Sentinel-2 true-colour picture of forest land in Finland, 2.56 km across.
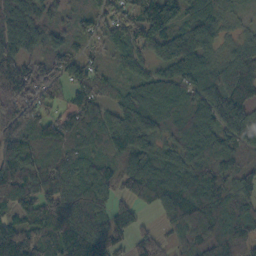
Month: October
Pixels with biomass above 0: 92%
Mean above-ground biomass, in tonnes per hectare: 94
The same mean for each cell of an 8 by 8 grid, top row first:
116 54 38 84 101 93 84 29
121 73 47 56 81 118 76 66
175 114 98 45 66 91 87 112
110 56 117 71 129 77 104 123
105 99 76 88 102 89 101 103
143 119 85 68 141 100 109 88
112 121 109 68 45 88 124 86
153 129 190 97 54 41 92 85
